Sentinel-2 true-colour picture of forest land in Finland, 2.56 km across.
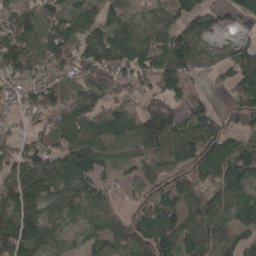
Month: April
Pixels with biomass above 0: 85%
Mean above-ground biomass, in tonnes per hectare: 95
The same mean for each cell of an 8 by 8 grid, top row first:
111 96 109 84 51 72 70 85
130 142 94 126 113 110 42 84
96 104 92 75 74 126 26 119
58 95 110 81 86 75 60 75
81 86 130 96 112 131 142 98
114 126 137 48 84 83 84 117
142 90 98 62 78 93 88 131
147 86 45 77 122 96 103 77
